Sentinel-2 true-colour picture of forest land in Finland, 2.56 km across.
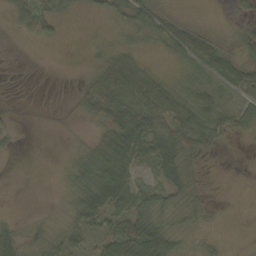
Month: October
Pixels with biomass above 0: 60%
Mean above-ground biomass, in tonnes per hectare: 31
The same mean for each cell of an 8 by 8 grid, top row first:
25 41 7 23 53 16 1 17
0 5 1 19 12 61 61 37
0 0 9 113 72 20 55 55
5 2 25 106 85 84 63 51
4 0 8 71 64 70 40 3
0 0 39 77 17 54 3 0
0 2 49 54 40 30 15 0
30 28 23 50 76 29 9 0
